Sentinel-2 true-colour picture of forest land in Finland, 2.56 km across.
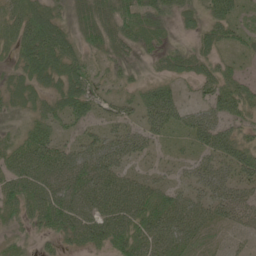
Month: June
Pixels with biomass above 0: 82%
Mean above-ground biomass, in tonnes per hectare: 46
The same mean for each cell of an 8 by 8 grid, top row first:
46 54 41 52 47 31 44 30
40 76 33 37 26 24 33 22
31 47 47 23 25 35 42 40
24 38 44 20 54 58 54 48
47 59 42 67 50 13 60 60
68 64 61 69 33 19 64 59
46 75 61 65 66 59 50 75
24 20 42 59 65 56 28 18
